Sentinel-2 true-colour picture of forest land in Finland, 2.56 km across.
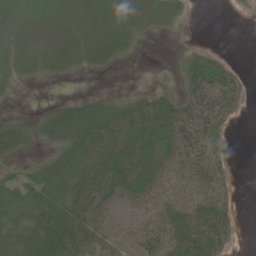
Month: June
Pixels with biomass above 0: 65%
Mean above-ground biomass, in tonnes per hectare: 28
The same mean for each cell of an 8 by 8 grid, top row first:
33 31 28 34 27 13 0 0
24 25 29 34 4 1 7 0
19 7 2 1 0 5 56 18
2 18 39 39 45 45 54 12
38 23 45 41 45 44 40 0
17 42 45 41 46 33 42 3
39 52 40 13 25 48 53 11
44 52 36 17 30 55 68 7
